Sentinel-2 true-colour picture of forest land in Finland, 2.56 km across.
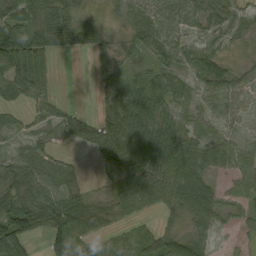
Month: September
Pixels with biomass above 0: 80%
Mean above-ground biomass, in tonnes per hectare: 47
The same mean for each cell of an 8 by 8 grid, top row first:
76 70 28 14 54 73 55 43
106 66 36 31 44 59 33 13
71 29 0 33 39 44 35 41
21 38 19 54 77 48 14 51
27 26 25 57 55 63 47 52
54 51 17 32 70 62 38 59
93 85 54 30 32 31 57 30
114 66 63 40 64 68 35 10
